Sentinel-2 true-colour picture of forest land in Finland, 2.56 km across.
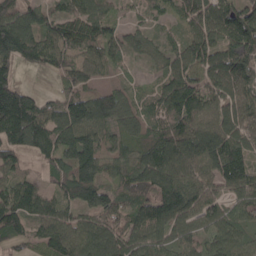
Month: April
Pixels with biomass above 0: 90%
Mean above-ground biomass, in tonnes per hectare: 111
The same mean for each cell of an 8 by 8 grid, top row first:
133 92 101 70 49 63 132 149
204 129 96 80 79 74 132 157
98 14 76 38 20 128 104 144
270 102 147 141 83 148 107 123
141 143 169 75 89 149 139 120
79 63 147 67 142 144 100 128
133 104 93 111 118 161 108 104
87 91 97 108 119 98 99 89
